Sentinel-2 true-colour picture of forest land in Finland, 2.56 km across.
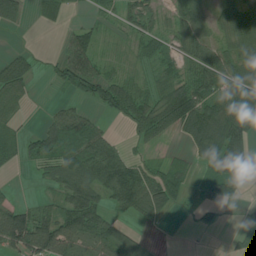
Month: July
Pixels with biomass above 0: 65%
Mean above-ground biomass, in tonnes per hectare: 53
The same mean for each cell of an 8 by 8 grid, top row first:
57 22 6 22 57 59 50 78
12 2 86 13 33 39 71 61
89 12 94 64 27 61 94 89
46 20 48 53 74 123 94 121
31 78 87 57 29 7 86 72
2 33 78 98 62 37 41 48
57 35 104 42 58 24 20 6
106 107 61 68 26 0 0 20
